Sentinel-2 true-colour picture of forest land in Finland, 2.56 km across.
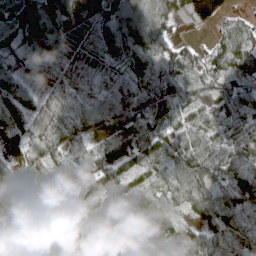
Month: April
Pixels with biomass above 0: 92%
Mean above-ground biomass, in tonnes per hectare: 63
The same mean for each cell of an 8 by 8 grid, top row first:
62 93 123 98 88 45 107 21
52 92 98 82 89 40 32 77
56 72 89 56 75 55 47 46
43 81 72 79 80 59 43 52
31 65 50 65 91 81 68 72
47 41 55 68 57 70 75 55
71 58 51 37 36 41 69 66
71 50 35 38 35 37 61 73
